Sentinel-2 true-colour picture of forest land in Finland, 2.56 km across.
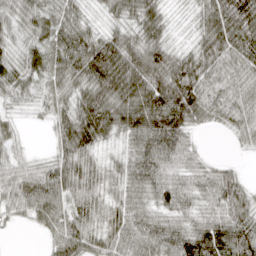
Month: April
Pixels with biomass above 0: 92%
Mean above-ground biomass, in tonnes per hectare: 63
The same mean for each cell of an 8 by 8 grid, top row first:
63 60 47 42 77 15 65 100
47 62 82 86 89 43 72 75
65 57 68 117 107 118 79 64
23 34 78 91 120 125 64 66
26 14 83 30 79 78 5 22
50 62 79 44 77 65 58 41
42 70 57 54 57 64 49 78
1 28 62 52 65 65 96 89
